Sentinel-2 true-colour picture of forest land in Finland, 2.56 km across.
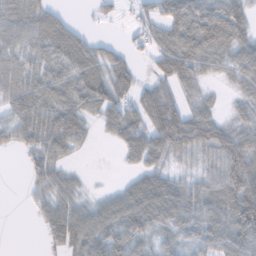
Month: November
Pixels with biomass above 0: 76%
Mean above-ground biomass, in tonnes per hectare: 54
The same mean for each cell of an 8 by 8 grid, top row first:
56 52 4 15 28 72 87 65
49 61 69 27 24 86 86 69
58 62 70 73 23 68 32 63
50 68 59 55 67 77 48 32
31 69 31 17 83 88 80 86
0 72 15 1 52 28 48 106
0 49 49 61 87 76 71 106
0 27 68 68 47 38 62 83
